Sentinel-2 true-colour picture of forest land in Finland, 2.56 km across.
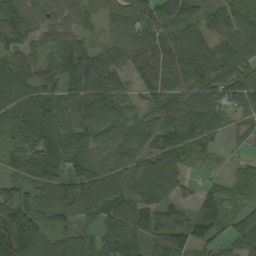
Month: September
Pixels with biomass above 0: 92%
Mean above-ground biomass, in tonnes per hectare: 96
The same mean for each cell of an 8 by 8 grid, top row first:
98 68 67 54 98 139 75 95
84 53 104 85 79 138 79 132
100 60 114 65 75 82 106 100
106 131 120 95 64 104 125 64
82 129 92 68 63 125 72 22
57 122 108 82 123 108 33 71
167 96 112 101 140 67 123 97
239 96 83 130 109 113 91 83
